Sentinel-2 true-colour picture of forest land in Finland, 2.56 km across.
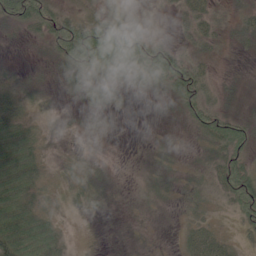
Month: June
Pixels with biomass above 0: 73%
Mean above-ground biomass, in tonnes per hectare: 24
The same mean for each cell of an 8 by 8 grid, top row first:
58 47 31 26 11 11 24 17
2 20 117 103 59 26 18 9
13 8 21 17 19 57 29 4
32 10 8 7 0 11 48 13
41 15 7 2 2 4 21 55
42 18 15 4 6 10 20 71
47 19 11 4 6 8 18 43
68 43 2 1 4 11 48 19
